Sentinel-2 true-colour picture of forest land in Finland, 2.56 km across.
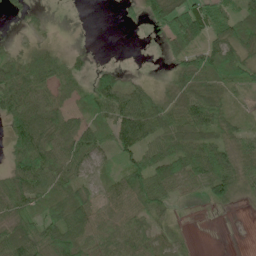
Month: June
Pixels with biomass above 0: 73%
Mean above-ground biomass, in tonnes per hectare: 42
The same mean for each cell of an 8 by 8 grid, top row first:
13 5 0 0 30 87 91 56
11 21 5 0 0 59 60 50
54 38 21 46 11 36 53 38
57 59 25 66 92 49 68 13
56 65 73 43 69 55 61 34
55 64 40 25 72 70 80 50
49 37 70 37 54 14 11 7
71 60 67 44 38 21 0 0
